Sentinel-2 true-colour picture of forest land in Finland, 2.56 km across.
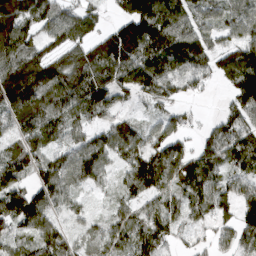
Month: March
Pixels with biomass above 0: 85%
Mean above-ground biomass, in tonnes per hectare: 93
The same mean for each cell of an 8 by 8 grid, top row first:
159 94 95 39 168 137 89 92
139 68 103 155 143 135 90 111
150 121 142 104 118 108 63 134
123 123 99 71 29 48 6 86
73 78 80 99 89 83 76 117
118 102 94 40 128 109 100 81
121 94 33 36 70 59 90 98
56 99 40 73 108 44 36 76
